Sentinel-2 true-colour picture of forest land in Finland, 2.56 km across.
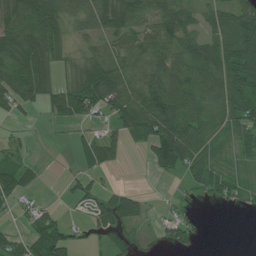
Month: July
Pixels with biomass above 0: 68%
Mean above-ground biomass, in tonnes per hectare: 50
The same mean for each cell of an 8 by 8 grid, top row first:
74 75 70 105 51 73 37 63
69 70 19 34 49 67 82 127
72 46 61 79 54 82 87 112
32 26 45 64 101 108 61 98
23 2 25 42 47 125 52 33
72 5 31 8 2 22 68 24
22 26 21 65 28 19 4 20
36 99 18 32 12 40 2 0
